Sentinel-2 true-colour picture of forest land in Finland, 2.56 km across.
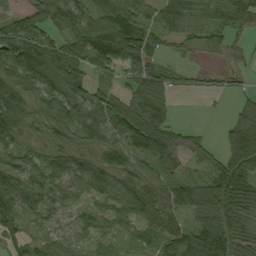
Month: September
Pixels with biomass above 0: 84%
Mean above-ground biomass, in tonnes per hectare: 70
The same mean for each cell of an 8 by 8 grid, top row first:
51 93 83 82 66 86 65 92
145 101 92 143 80 18 31 27
117 139 80 45 97 24 8 12
120 93 99 97 103 16 1 44
65 62 59 71 84 54 18 149
78 82 96 86 66 46 52 80
63 59 37 63 108 73 100 66
42 39 30 30 41 71 105 77
